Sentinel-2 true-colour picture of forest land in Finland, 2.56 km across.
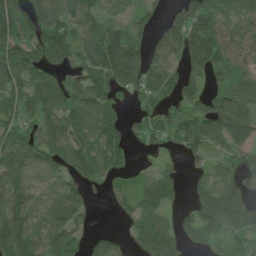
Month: July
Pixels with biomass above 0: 80%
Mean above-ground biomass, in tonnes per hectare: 91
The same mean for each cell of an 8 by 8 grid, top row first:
122 145 86 47 69 68 138 86
108 128 86 148 88 93 145 73
91 85 92 129 112 81 80 86
68 106 112 92 45 62 105 131
102 128 104 99 47 52 80 79
120 69 99 57 47 44 70 90
122 74 72 22 80 43 122 203
149 90 64 59 88 79 61 69
